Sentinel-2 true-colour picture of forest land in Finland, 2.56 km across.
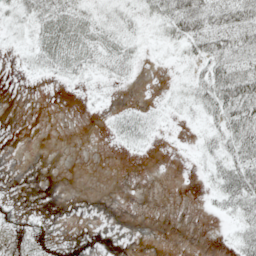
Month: May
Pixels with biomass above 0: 43%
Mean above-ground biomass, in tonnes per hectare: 14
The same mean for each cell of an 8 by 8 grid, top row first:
19 32 25 18 16 43 46 46
8 33 34 23 11 13 38 39
1 8 14 13 2 6 36 57
0 0 2 9 15 7 23 50
0 0 0 5 14 1 12 37
0 0 0 0 0 0 11 44
9 1 0 0 0 0 4 29
2 4 0 0 0 0 0 21
